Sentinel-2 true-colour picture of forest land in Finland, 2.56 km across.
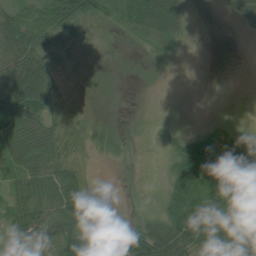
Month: July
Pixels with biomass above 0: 67%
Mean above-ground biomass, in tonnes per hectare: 40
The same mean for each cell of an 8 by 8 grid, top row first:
60 103 94 37 88 83 1 29
73 55 12 1 17 20 1 0
80 52 3 0 0 0 0 0
93 44 8 1 2 1 2 1
75 64 30 21 7 49 72 20
40 61 27 0 6 90 62 52
41 61 59 8 14 89 63 49
60 51 67 40 74 74 71 80
